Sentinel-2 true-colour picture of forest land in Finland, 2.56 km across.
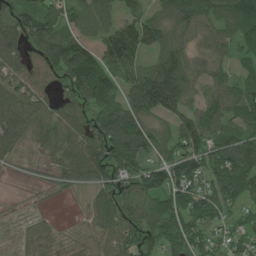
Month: July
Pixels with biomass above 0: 80%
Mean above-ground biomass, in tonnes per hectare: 78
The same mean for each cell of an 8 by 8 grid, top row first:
99 92 63 56 70 87 71 98
92 132 106 131 103 69 42 57
72 82 137 103 160 132 57 50
106 73 84 101 110 94 71 79
59 44 99 141 117 78 96 104
6 23 67 81 91 102 85 117
1 3 13 87 92 82 82 46
11 39 28 65 67 75 53 66
